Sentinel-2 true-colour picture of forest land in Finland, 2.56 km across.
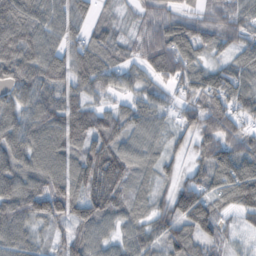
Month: October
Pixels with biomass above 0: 90%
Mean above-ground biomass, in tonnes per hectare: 71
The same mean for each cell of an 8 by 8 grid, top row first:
102 73 60 23 31 45 43 56
110 75 75 60 37 52 38 50
91 95 87 56 43 62 85 79
83 98 90 54 58 33 94 72
87 103 87 80 60 30 86 81
99 103 110 106 32 37 84 121
103 66 52 64 47 107 98 78
77 34 71 47 76 102 64 18
